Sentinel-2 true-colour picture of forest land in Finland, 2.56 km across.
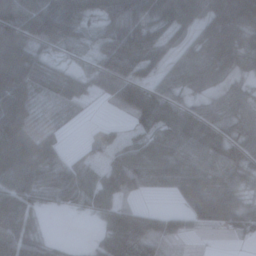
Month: November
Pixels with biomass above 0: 83%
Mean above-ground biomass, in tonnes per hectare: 51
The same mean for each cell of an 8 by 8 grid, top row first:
101 100 61 61 55 69 65 74
89 47 29 66 83 35 89 67
82 35 38 71 52 51 57 35
95 14 12 9 79 55 44 56
107 39 7 36 53 59 58 49
86 62 56 58 52 54 55 47
43 24 28 51 25 11 61 50
49 23 4 63 46 9 5 21
